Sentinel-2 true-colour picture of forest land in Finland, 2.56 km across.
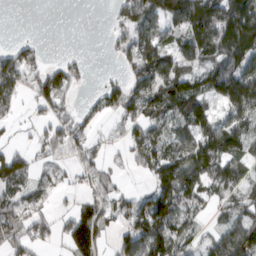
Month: March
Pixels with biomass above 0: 68%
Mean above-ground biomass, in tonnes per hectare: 80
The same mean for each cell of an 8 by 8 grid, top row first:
0 0 0 27 120 102 184 205
49 10 2 24 106 75 128 154
112 114 39 23 112 135 97 164
42 55 38 59 102 93 81 134
24 77 65 30 98 82 123 93
96 27 39 33 31 174 121 78
82 31 62 61 99 121 46 68
101 48 150 48 134 117 44 125
